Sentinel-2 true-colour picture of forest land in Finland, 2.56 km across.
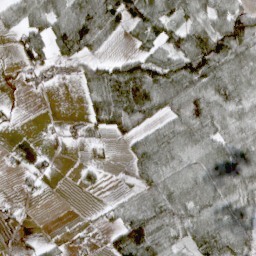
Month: April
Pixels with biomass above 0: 63%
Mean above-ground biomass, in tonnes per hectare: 55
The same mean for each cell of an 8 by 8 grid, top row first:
49 76 114 96 86 51 60 78
28 74 80 14 40 67 97 84
6 25 44 128 148 113 95 77
8 0 14 111 102 67 80 58
1 13 9 12 61 85 80 72
9 17 9 2 49 78 86 68
7 0 2 21 75 82 80 65
2 10 6 35 96 49 92 78
